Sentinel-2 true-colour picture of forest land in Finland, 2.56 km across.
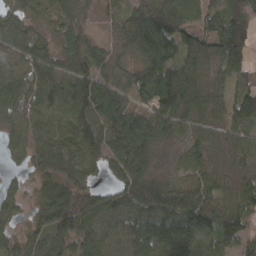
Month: March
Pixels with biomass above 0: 91%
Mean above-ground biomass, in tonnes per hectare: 78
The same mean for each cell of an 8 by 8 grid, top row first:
67 44 40 20 94 98 50 92
86 61 74 37 103 102 87 105
71 93 111 80 86 100 72 43
69 87 99 98 78 92 65 72
48 83 125 89 94 46 62 49
19 77 56 47 66 36 58 54
39 95 124 83 111 115 121 90
50 85 80 71 115 191 87 79
